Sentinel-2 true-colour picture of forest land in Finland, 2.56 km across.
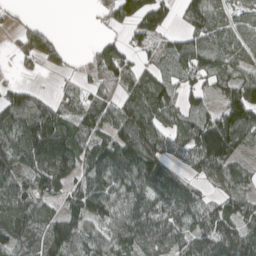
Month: April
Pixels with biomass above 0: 79%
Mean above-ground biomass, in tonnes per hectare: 87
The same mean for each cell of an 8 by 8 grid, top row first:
11 2 0 55 116 54 130 60
39 89 3 70 52 65 113 84
23 5 23 98 83 64 73 95
122 80 72 78 152 83 67 158
125 176 104 115 151 72 178 82
114 129 91 132 134 57 78 58
122 80 103 91 95 80 73 70
98 125 104 88 83 67 119 129
